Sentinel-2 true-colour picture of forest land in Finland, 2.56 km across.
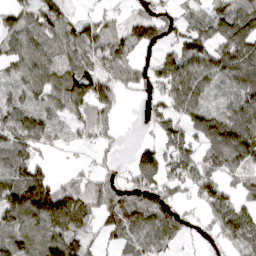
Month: April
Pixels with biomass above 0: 76%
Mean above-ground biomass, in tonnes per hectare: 88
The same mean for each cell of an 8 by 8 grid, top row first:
73 95 39 35 68 49 63 120
85 66 98 107 56 62 90 144
65 90 121 97 67 157 102 84
94 69 78 75 16 119 113 218
106 57 27 27 41 98 135 236
109 54 31 40 109 83 99 83
151 165 117 138 110 58 77 97
78 113 76 35 74 48 15 121
